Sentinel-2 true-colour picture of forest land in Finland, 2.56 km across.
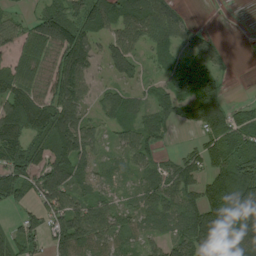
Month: August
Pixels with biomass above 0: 79%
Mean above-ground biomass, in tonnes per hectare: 86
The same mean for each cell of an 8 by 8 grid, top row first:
36 106 106 109 113 72 0 0
55 114 129 76 51 84 55 0
100 109 100 46 47 109 80 1
137 139 78 86 68 82 145 51
112 128 144 34 86 11 88 127
141 135 81 37 56 103 87 149
51 93 102 72 60 85 139 143
83 72 126 78 49 96 109 110
